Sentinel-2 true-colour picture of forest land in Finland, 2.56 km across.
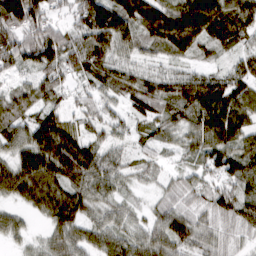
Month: March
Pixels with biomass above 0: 93%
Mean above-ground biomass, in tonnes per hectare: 71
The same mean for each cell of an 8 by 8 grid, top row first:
126 57 69 131 109 110 138 95
88 114 83 86 48 87 55 45
34 66 45 70 58 77 76 69
67 72 46 41 66 67 100 77
67 127 93 47 39 43 85 72
87 101 99 65 39 32 50 88
34 81 84 48 28 58 59 83
33 51 68 75 66 84 59 38
